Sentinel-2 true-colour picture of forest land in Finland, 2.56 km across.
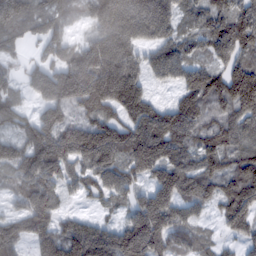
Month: February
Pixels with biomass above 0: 88%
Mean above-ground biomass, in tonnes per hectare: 118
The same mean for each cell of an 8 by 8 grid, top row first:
165 95 67 223 238 122 99 132
42 55 100 193 108 103 87 125
57 159 234 219 73 87 137 181
82 106 88 69 47 127 107 121
122 196 205 188 194 136 115 99
99 124 85 114 68 50 102 118
51 110 19 45 161 123 46 143
117 115 192 150 200 101 51 59
